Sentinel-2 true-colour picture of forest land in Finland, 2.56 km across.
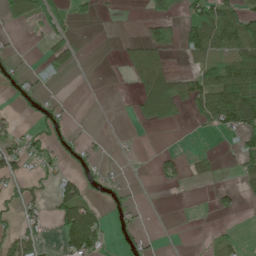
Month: June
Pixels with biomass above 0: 34%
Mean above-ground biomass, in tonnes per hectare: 34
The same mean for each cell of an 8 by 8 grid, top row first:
40 57 18 1 16 26 99 75
4 28 10 0 62 30 89 108
18 11 0 0 59 63 76 162
11 22 0 1 45 47 83 159
32 28 15 2 0 0 1 36
46 15 39 6 0 27 19 33
26 24 124 13 4 0 5 14
50 10 111 10 14 0 5 13
